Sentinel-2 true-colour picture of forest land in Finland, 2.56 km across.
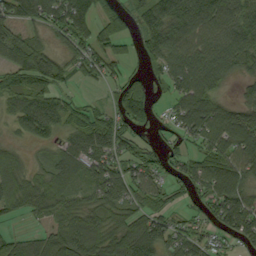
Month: September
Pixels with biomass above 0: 79%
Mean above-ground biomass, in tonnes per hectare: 74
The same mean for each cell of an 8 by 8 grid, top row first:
81 95 98 69 83 111 107 104
92 50 72 63 52 89 83 96
78 93 32 40 48 70 92 34
64 88 68 67 85 56 107 78
23 32 100 111 43 42 83 106
73 61 51 90 77 49 89 77
58 78 63 74 66 40 63 99
66 62 107 86 118 70 53 57
